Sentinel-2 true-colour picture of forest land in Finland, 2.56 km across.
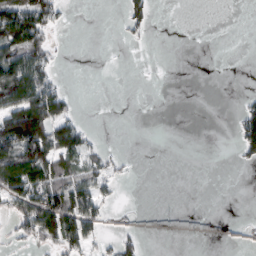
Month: March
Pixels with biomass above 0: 29%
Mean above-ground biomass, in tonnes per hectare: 31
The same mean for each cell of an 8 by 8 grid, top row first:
124 74 0 0 36 0 0 0
102 47 0 0 2 0 0 0
144 55 0 0 0 0 0 0
127 113 12 0 0 0 0 27
133 116 63 3 0 0 0 42
87 89 59 29 0 0 0 0
54 133 108 13 1 0 0 0
22 52 78 16 16 3 3 3
